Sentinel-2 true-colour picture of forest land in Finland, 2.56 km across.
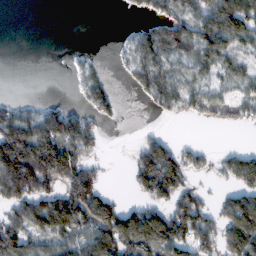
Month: February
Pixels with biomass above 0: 57%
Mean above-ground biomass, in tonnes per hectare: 73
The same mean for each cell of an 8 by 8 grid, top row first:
0 0 0 0 34 80 106 135
0 0 3 5 82 82 108 60
0 0 26 19 68 69 50 51
63 61 54 40 10 50 54 42
211 175 113 0 49 43 9 7
198 163 128 2 134 121 19 117
81 143 152 100 93 112 57 142
124 73 86 144 159 145 82 153
